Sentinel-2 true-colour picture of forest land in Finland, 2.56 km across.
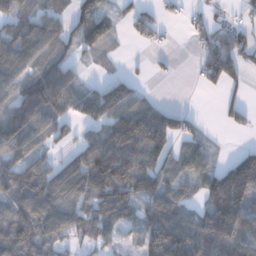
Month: December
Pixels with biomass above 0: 70%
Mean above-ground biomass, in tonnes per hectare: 86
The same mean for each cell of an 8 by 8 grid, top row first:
84 76 77 54 33 17 36 26
87 94 73 22 10 4 65 85
99 160 49 51 12 6 49 40
140 140 96 156 107 56 1 38
115 59 59 154 150 62 36 9
134 117 129 164 125 71 87 182
110 137 87 142 88 103 102 154
141 92 36 41 91 185 156 118
